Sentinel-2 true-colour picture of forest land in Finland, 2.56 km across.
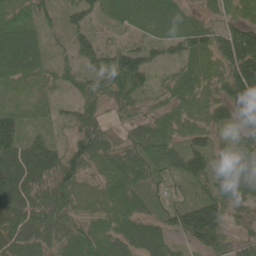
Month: June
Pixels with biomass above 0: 92%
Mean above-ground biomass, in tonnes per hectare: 61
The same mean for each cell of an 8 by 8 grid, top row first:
47 30 62 35 52 56 21 34
104 30 52 41 53 49 74 165
35 17 25 74 56 34 35 149
40 19 43 29 31 27 41 133
101 74 68 51 92 43 60 39
123 81 57 60 69 50 65 67
99 97 35 48 47 70 104 33
88 74 95 59 82 33 93 38
